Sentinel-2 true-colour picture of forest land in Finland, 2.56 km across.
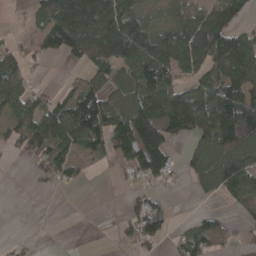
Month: April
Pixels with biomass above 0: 61%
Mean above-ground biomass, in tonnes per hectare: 85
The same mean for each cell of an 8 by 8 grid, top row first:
1 101 189 159 70 91 145 73
39 65 120 159 137 164 169 147
83 6 38 89 127 98 107 147
86 103 148 139 161 188 196 178
52 148 90 95 219 47 141 147
0 46 22 6 75 31 104 144
0 0 0 1 80 7 13 35
12 0 0 6 72 41 96 14
